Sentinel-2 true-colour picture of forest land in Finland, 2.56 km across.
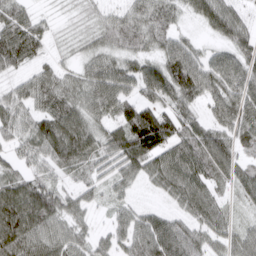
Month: March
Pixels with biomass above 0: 91%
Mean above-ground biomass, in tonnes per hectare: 61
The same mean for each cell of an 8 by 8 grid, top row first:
64 16 16 35 57 38 72 47
105 32 20 45 43 63 23 60
32 59 52 85 80 61 73 75
61 66 69 55 90 72 42 91
43 84 95 71 124 102 90 55
47 42 40 48 53 97 78 55
110 92 45 27 26 34 72 24
109 77 48 45 80 90 50 56
